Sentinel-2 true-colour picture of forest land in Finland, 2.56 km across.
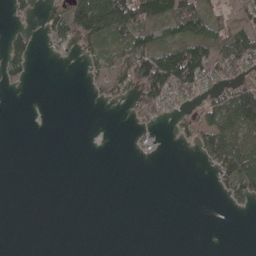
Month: May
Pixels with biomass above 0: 34%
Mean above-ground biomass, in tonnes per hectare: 35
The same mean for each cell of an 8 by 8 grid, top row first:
15 49 125 176 103 119 72 29
54 13 31 66 95 90 93 97
20 0 4 50 110 133 56 67
0 0 0 0 29 26 63 145
0 0 0 0 10 7 71 103
0 0 0 0 0 0 5 122
0 0 0 0 0 0 0 13
0 0 0 0 0 0 0 0
